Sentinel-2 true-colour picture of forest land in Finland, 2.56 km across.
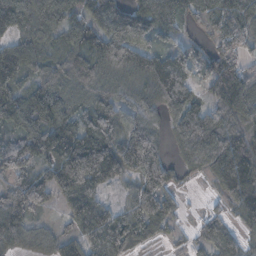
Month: November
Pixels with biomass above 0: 88%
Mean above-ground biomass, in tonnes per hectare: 89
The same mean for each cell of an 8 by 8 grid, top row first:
112 107 71 97 100 85 65 95
79 71 89 125 80 63 51 60
99 87 105 77 90 134 91 143
115 138 91 92 68 86 62 116
92 125 164 127 133 43 144 108
88 79 168 93 114 37 51 154
104 44 88 42 107 44 18 81
70 38 73 117 56 17 89 65
